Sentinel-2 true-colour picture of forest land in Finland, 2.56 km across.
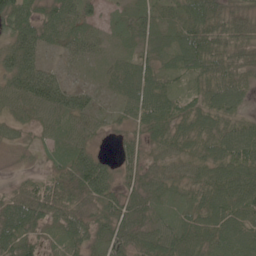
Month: June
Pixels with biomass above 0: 92%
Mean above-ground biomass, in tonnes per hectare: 46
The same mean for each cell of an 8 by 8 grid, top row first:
89 45 44 14 42 41 77 42
72 28 35 17 30 54 71 34
66 66 11 30 63 27 57 49
33 53 51 16 66 46 57 38
18 19 46 8 36 43 53 72
10 28 68 53 40 35 52 71
63 59 38 45 39 28 64 65
68 21 46 45 42 57 55 77
